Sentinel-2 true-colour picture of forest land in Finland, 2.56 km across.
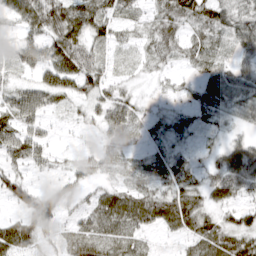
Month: March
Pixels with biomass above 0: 81%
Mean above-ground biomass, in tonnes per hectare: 35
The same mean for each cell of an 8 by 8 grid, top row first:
32 65 57 39 24 54 52 45
29 45 51 24 22 33 35 38
19 47 53 25 11 11 24 41
45 25 16 49 20 16 25 40
43 20 7 21 13 21 14 35
32 11 30 19 31 43 32 70
27 72 24 55 60 66 38 36
60 20 46 46 20 13 56 55
